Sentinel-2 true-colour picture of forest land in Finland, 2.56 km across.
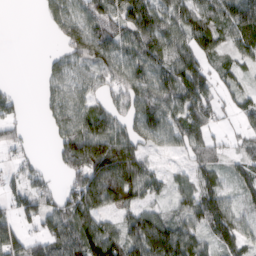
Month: March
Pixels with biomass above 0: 74%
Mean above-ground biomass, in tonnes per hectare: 75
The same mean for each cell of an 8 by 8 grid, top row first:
0 37 80 95 107 99 86 106
0 6 105 81 101 79 78 65
2 43 61 66 93 118 85 43
39 39 88 77 92 93 99 52
45 11 191 190 65 54 82 21
38 29 113 213 95 30 61 44
67 68 119 75 63 48 102 44
79 84 101 101 134 114 49 72
